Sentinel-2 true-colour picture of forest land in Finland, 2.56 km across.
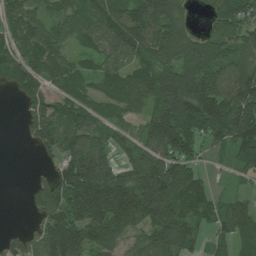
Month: July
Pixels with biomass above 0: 81%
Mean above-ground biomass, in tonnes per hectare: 99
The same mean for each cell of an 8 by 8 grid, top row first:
75 57 76 95 140 94 42 103
68 93 42 70 99 139 112 97
98 87 81 67 128 145 157 152
6 121 94 69 90 166 172 168
3 106 96 61 90 178 74 132
0 44 174 134 170 195 33 29
0 107 140 164 170 127 82 67
42 129 130 113 72 151 39 83
